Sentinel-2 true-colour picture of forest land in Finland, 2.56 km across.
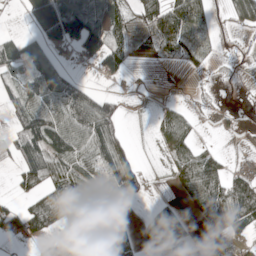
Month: May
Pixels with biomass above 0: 55%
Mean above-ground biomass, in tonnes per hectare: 51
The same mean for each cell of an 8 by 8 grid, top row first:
2 195 176 85 55 81 35 67
54 66 62 81 21 49 13 2
43 78 16 17 5 0 4 2
47 79 85 60 0 33 5 9
46 96 79 97 0 63 9 1
31 76 57 73 44 33 92 42
32 86 53 74 5 27 70 107
19 40 114 126 34 51 10 34
